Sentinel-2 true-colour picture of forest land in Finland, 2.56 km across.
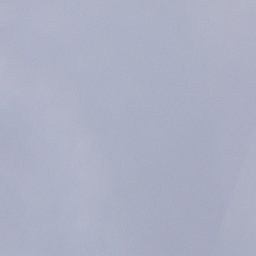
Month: December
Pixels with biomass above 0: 74%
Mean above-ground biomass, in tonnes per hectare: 68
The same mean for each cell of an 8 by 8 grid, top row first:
2 4 10 17 23 42 39 22
25 32 21 47 65 104 81 4
17 74 44 85 91 149 35 17
17 127 70 78 63 117 90 93
34 141 134 42 82 112 96 66
97 123 98 88 19 59 97 65
144 119 121 78 72 102 79 30
89 66 30 42 84 55 96 90
